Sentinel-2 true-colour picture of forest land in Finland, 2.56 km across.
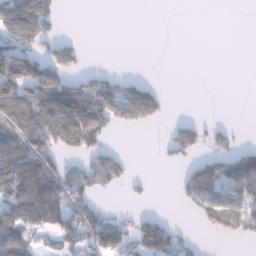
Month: January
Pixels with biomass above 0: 42%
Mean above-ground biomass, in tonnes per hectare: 54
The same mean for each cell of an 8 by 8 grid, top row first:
160 93 0 0 0 0 0 0
101 63 34 0 0 0 0 0
122 121 52 51 30 0 0 0
106 127 131 97 130 0 0 0
84 97 104 25 0 80 54 27
112 94 87 87 9 18 118 134
104 122 80 15 7 5 84 74
86 14 54 107 103 52 2 29
